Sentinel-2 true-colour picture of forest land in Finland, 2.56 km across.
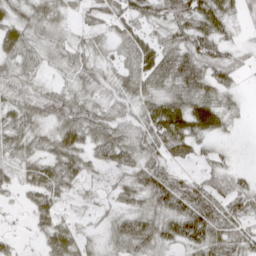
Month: April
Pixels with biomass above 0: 87%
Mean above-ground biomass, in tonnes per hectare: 44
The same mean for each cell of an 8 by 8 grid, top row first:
44 46 23 45 43 65 78 26
54 38 37 28 54 53 62 27
52 20 34 29 52 59 55 20
53 53 57 41 44 65 64 16
52 43 53 69 56 59 23 8
30 69 44 25 63 39 40 28
11 46 13 25 47 65 68 53
18 41 38 34 62 46 61 39
